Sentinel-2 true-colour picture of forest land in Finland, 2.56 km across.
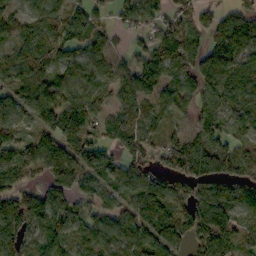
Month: October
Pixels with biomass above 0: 86%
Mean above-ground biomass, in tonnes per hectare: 101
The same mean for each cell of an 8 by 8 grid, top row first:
78 90 90 62 108 101 67 95
87 105 84 54 55 98 98 134
106 119 118 77 128 106 88 132
102 96 119 68 98 59 101 94
75 107 117 77 108 92 124 74
74 83 131 90 115 144 155 125
113 115 62 72 131 119 174 115
127 108 74 93 102 86 137 103
